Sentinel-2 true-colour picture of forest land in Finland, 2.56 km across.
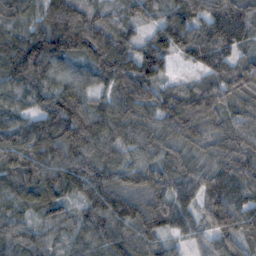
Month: November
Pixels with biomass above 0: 96%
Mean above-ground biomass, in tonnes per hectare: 93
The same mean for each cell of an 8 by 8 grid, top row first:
71 85 104 54 65 93 104 134
121 123 100 136 99 104 142 98
99 83 72 90 100 41 76 142
66 91 140 100 85 111 122 80
87 105 130 87 96 76 66 96
99 114 111 84 84 94 100 103
55 83 61 127 98 90 99 117
79 55 72 98 84 38 53 99
